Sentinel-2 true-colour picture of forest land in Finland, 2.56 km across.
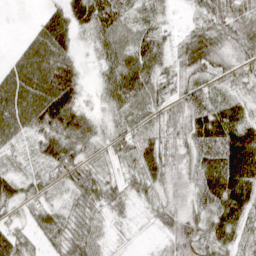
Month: April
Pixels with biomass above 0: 90%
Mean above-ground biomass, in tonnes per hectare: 53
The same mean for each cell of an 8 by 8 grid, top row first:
1 32 52 76 32 6 50 57
16 83 20 68 70 40 86 64
72 93 43 60 70 51 43 42
80 87 50 42 51 55 78 46
34 60 59 46 62 48 96 98
35 45 62 29 59 43 79 100
37 42 40 43 19 41 82 72
46 37 55 20 5 57 53 45
